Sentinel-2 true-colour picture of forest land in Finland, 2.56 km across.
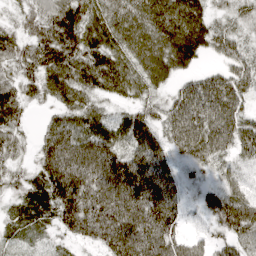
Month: April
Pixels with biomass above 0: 90%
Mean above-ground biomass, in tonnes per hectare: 72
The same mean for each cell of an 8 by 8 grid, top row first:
31 71 84 74 87 99 54 40
61 90 81 75 83 104 53 46
61 67 67 79 68 43 65 69
53 22 68 31 56 79 98 63
39 73 101 87 102 60 102 64
35 100 123 118 128 53 22 48
50 76 117 111 117 73 52 110
41 29 46 97 110 64 38 72
